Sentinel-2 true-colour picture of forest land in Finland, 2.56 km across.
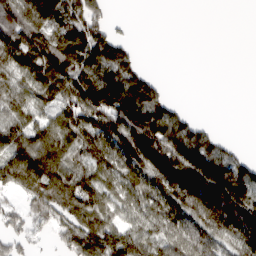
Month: March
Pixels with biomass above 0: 70%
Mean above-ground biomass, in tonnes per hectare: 122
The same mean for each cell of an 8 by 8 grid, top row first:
214 223 154 32 0 0 0 0
194 182 193 149 3 0 0 0
135 183 158 172 96 0 0 0
113 94 176 182 204 79 0 0
133 194 153 172 202 201 138 14
189 202 134 130 162 193 223 154
44 132 156 135 145 156 202 196
58 22 156 175 187 163 160 175
